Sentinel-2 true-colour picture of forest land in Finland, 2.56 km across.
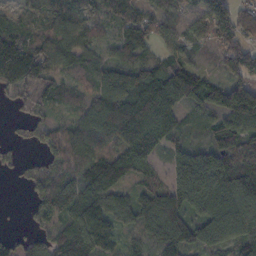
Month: October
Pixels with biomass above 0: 88%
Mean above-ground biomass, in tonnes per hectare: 92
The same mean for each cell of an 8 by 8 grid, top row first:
64 94 75 70 82 74 128 88
142 103 83 47 65 68 50 100
113 83 40 105 106 141 76 76
23 42 57 134 133 88 79 177
34 61 94 80 128 55 72 125
20 81 100 157 62 122 189 155
0 91 133 116 95 131 124 124
42 80 150 81 54 125 108 121
